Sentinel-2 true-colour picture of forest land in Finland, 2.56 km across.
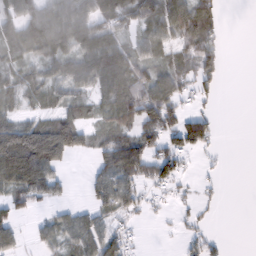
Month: February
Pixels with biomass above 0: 63%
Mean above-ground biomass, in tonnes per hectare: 57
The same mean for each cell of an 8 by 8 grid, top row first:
69 80 82 80 79 98 66 0
75 85 81 97 59 56 58 0
46 61 80 96 81 77 39 0
43 47 48 71 104 69 35 0
156 178 70 83 98 72 44 0
138 105 2 109 69 69 11 0
40 18 17 74 30 16 13 0
43 45 76 76 7 6 34 0
